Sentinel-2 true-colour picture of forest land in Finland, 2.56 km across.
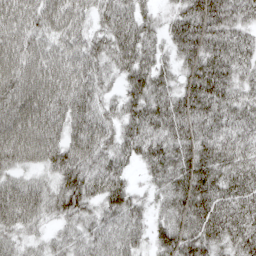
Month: April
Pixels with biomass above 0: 95%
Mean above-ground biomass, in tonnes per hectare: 73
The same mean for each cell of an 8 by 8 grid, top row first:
88 90 71 65 51 57 111 72
98 73 70 65 69 52 87 62
104 110 93 35 76 47 97 48
107 114 87 42 85 82 83 55
118 108 94 62 83 73 71 59
53 44 89 75 27 71 78 71
104 66 67 62 37 62 85 77
48 32 45 62 38 84 79 78
